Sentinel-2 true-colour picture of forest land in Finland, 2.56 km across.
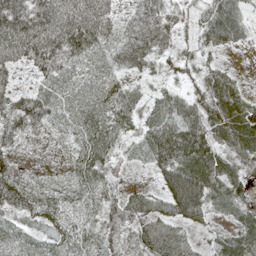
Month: May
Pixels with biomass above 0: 88%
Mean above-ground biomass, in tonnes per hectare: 58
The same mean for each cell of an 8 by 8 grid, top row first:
99 92 92 50 63 40 72 47
98 91 83 57 93 45 41 21
28 49 43 47 27 26 51 25
78 62 57 63 34 71 65 76
48 37 48 48 44 91 69 65
79 39 59 37 32 116 95 48
46 46 41 47 79 94 80 52
44 33 52 33 51 75 33 67
